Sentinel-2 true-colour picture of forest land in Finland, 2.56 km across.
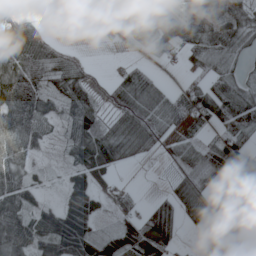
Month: April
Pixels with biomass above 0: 70%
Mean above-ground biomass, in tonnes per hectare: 66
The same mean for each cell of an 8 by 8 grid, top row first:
54 4 63 88 114 89 94 84
123 91 19 8 45 52 101 62
127 71 80 37 82 12 61 50
124 77 98 49 104 78 95 104
107 35 99 109 65 51 55 74
74 19 63 30 0 42 71 12
73 42 103 33 31 65 58 9
83 87 125 75 117 43 2 8
